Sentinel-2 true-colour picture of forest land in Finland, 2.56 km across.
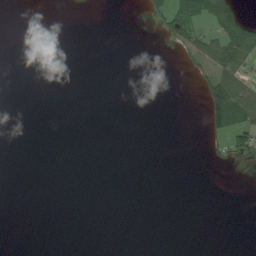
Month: July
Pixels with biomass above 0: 10%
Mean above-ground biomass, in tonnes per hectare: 12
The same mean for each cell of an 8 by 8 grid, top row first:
0 0 0 0 14 95 91 60
0 0 0 0 0 24 46 90
0 0 0 0 0 0 52 46
0 0 0 0 0 0 73 93
0 0 0 0 0 0 21 48
0 0 0 0 0 0 0 0
0 0 0 0 0 0 0 0
0 0 0 0 0 0 0 0
